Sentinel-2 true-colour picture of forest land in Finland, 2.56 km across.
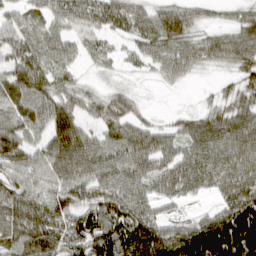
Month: March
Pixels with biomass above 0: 83%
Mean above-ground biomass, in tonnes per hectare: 56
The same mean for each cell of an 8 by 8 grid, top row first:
29 30 40 48 44 50 16 23
44 46 24 12 37 47 37 54
62 43 17 5 5 22 3 28
51 66 47 52 16 11 31 46
88 59 72 48 58 42 79 70
47 52 59 58 51 56 60 61
62 63 64 77 46 16 17 110
63 79 94 139 125 115 233 260
